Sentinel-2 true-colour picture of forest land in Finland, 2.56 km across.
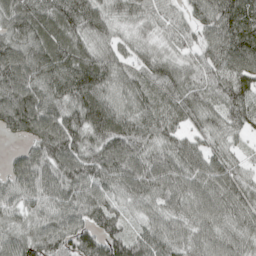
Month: April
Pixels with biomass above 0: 95%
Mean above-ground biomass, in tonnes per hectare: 81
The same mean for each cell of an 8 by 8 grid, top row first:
80 81 96 57 58 39 81 99
95 102 73 49 45 39 73 117
122 105 126 75 69 78 62 94
137 104 112 94 82 73 65 75
20 126 90 104 91 73 50 29
69 92 100 85 111 90 90 59
60 73 95 70 60 75 88 88
79 86 87 90 84 80 75 73
